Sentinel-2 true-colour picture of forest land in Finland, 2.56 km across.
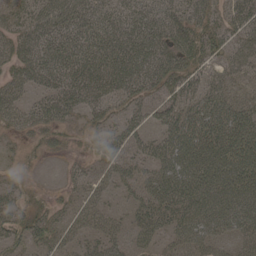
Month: May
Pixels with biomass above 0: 81%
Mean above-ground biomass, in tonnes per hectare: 51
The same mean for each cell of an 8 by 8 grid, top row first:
39 62 69 57 56 53 41 57
53 73 84 94 74 72 54 51
49 60 82 86 66 59 39 34
48 63 46 35 37 50 60 57
14 30 15 57 40 71 68 76
14 2 24 42 43 83 77 70
31 28 32 18 45 66 69 66
37 45 27 42 34 42 49 38
